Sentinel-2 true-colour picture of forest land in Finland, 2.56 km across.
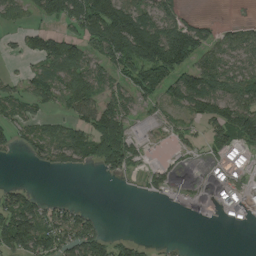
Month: August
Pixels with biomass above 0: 56%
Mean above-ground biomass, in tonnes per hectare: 65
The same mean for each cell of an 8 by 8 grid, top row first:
42 91 161 226 112 60 9 7
19 86 77 154 191 211 77 80
24 74 85 70 119 108 125 95
47 29 66 113 31 41 101 138
43 84 95 140 31 28 45 79
0 5 8 30 26 20 6 22
122 53 30 0 0 5 5 24
142 95 117 45 15 5 0 0
